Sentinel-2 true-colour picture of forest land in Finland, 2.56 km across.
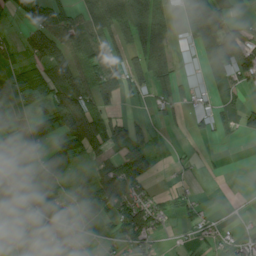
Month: July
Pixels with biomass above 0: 58%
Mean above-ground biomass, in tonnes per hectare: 48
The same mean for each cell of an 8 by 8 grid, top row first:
21 75 60 91 92 18 80 17
25 145 63 73 109 40 51 95
23 82 111 89 83 82 24 48
26 53 124 47 10 36 32 56
34 29 106 100 60 5 4 5
58 21 3 103 46 7 4 0
52 81 18 67 67 27 7 1
50 37 14 20 44 3 17 18
